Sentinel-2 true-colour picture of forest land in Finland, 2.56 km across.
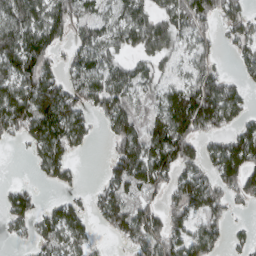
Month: March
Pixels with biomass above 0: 69%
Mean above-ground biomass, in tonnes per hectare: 91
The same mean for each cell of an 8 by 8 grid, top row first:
122 112 67 49 75 78 98 87
147 120 74 67 76 62 50 56
142 123 92 88 65 53 125 42
157 166 100 118 65 158 185 77
24 154 62 62 117 167 59 145
1 61 23 89 134 103 87 149
87 48 50 133 99 99 125 23
19 88 73 28 130 116 110 33
